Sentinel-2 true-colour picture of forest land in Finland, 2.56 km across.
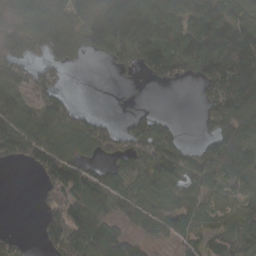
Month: March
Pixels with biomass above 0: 72%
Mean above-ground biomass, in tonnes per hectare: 89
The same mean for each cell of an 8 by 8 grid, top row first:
50 81 71 172 210 162 146 90
70 109 70 130 158 124 166 181
98 55 0 7 24 46 131 191
149 104 50 9 38 3 84 138
121 127 93 81 114 92 64 109
0 96 104 79 92 116 100 97
0 68 139 64 61 58 47 48
34 82 122 136 38 38 60 77
